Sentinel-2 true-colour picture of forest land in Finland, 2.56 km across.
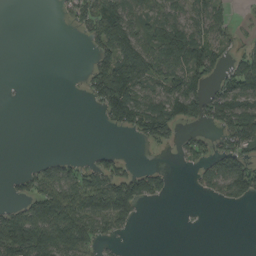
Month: August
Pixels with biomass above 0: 46%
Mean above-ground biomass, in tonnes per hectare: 53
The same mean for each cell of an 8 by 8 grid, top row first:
0 0 54 128 53 79 89 5
0 0 2 110 86 119 110 24
1 0 9 155 94 84 60 102
0 0 0 94 103 77 83 102
0 0 0 1 27 32 43 73
19 59 78 89 72 8 61 115
39 111 104 122 21 1 2 14
181 116 135 26 0 0 0 0
